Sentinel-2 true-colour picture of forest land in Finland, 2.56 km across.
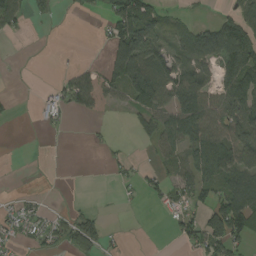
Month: August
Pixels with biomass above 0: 47%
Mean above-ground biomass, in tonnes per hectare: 49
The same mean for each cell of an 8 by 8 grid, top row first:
60 12 12 76 113 21 6 73
0 0 1 77 124 60 117 138
2 4 93 74 117 94 54 119
6 32 43 32 68 105 103 123
0 2 0 12 17 75 104 105
0 0 0 12 27 47 64 77
33 18 11 1 7 43 71 113
37 46 94 10 0 23 94 67
